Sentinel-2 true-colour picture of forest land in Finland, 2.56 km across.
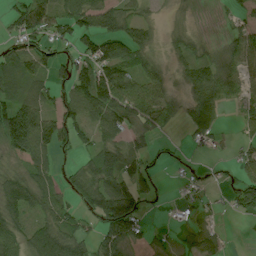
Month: July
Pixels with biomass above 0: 68%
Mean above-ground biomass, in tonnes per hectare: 51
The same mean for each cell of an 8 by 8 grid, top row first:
49 74 81 72 22 10 0 17
40 49 55 76 55 29 18 55
72 52 93 118 62 19 76 46
102 61 78 107 80 27 55 12
101 77 38 57 30 7 23 19
48 52 49 88 76 4 9 31
78 57 38 132 39 12 15 34
52 103 55 67 29 19 49 0
